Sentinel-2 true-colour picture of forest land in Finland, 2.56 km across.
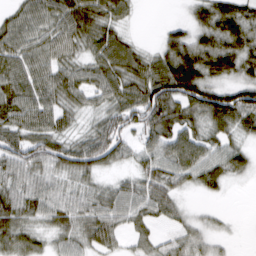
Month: March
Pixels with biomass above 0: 85%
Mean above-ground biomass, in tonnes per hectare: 57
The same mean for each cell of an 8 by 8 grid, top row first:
46 64 80 57 2 2 77 81
71 66 49 78 22 79 83 87
72 65 53 69 85 128 72 55
79 67 40 56 86 67 95 105
70 80 51 77 45 70 52 38
59 52 57 23 54 59 62 28
69 61 57 63 54 35 10 0
58 29 48 38 32 35 32 2
